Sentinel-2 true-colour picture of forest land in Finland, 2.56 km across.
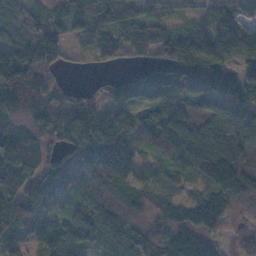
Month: November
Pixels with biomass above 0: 91%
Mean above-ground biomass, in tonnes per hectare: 107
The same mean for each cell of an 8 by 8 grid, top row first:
80 89 89 99 66 44 114 87
144 175 26 75 79 168 261 143
133 66 4 23 97 152 151 121
107 107 106 72 57 110 126 146
117 83 116 136 78 157 227 202
117 107 116 120 55 61 150 209
106 73 80 116 105 90 119 95
55 75 75 105 111 133 89 46
